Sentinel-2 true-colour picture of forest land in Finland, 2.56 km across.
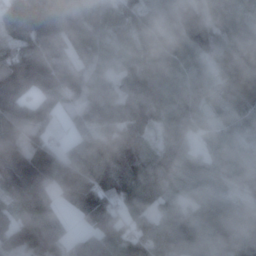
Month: November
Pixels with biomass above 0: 91%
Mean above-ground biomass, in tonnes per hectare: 94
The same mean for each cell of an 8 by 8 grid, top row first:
105 157 113 64 68 57 59 104
79 82 82 39 45 73 65 130
172 119 76 42 64 75 77 115
128 73 59 120 83 80 81 69
115 92 71 154 97 72 46 62
160 138 141 124 155 81 61 64
68 80 103 117 131 68 76 50
130 140 63 162 135 115 81 87
